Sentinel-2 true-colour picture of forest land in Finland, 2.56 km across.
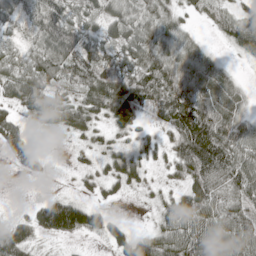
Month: May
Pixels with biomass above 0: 84%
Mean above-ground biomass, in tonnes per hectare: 62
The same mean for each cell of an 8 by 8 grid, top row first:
59 92 54 46 56 46 36 49
32 82 97 60 78 76 27 62
69 67 82 98 114 98 91 25
49 71 71 96 71 119 101 59
62 6 21 38 40 70 147 90
9 19 25 53 35 42 101 90
4 97 85 18 8 72 85 57
90 23 17 45 57 84 87 86
